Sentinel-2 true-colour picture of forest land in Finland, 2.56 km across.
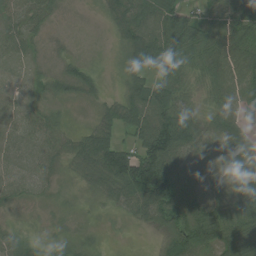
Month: July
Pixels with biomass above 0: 90%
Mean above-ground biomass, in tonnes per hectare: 53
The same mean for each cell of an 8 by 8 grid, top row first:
43 33 7 38 82 79 26 56
38 21 16 18 105 100 62 85
18 46 73 8 63 72 49 74
31 35 6 43 98 94 34 38
38 42 51 78 82 116 48 62
36 32 35 98 130 74 50 75
20 16 15 28 82 91 68 73
37 20 28 3 4 82 91 89
